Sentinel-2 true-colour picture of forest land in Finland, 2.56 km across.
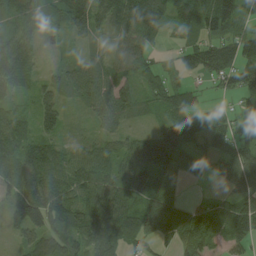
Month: August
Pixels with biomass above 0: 88%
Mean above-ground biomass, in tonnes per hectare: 69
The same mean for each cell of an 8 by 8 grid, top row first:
67 56 86 85 110 63 105 82
61 12 18 37 50 25 85 103
70 32 76 71 66 42 37 91
38 69 16 92 33 83 57 61
73 57 24 41 60 119 61 76
84 90 74 74 100 63 44 75
69 139 90 128 102 92 53 104
28 100 72 102 68 70 76 59
